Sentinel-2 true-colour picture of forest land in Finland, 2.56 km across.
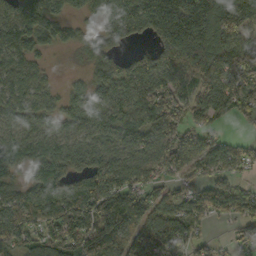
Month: October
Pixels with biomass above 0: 84%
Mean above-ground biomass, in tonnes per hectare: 100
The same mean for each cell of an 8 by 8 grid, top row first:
105 97 40 95 143 214 177 160
106 45 44 77 32 131 150 138
92 38 27 127 143 104 124 140
91 70 110 106 105 111 110 84
91 83 84 84 105 155 62 39
45 97 89 123 80 62 84 43
103 100 155 180 85 94 88 81
111 99 160 120 157 102 47 53
